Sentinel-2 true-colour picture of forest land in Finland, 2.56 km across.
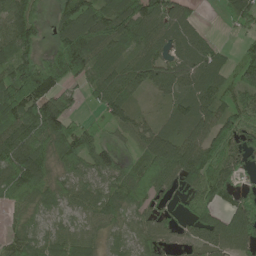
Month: June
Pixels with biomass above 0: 85%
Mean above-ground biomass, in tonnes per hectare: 84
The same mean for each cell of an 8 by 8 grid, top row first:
115 39 124 129 120 92 3 86
123 52 149 103 94 59 71 26
144 149 70 110 86 90 89 82
129 137 25 74 24 55 88 90
136 126 117 40 64 101 107 82
126 84 72 81 115 91 99 38
62 58 58 85 71 40 94 83
65 57 66 45 59 38 84 104
